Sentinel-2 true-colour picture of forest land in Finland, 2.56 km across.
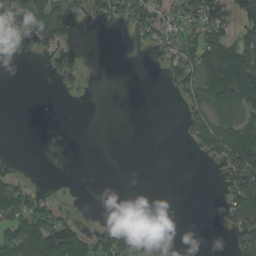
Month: August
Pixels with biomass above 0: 33%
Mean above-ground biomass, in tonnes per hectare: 35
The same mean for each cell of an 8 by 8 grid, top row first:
78 162 39 51 83 40 101 62
0 69 28 0 18 47 111 81
0 12 23 0 0 31 96 109
0 0 0 0 0 2 55 61
0 0 0 0 0 1 63 99
16 0 0 0 0 0 0 76
68 42 2 0 0 0 0 67
101 143 93 67 12 0 0 56
